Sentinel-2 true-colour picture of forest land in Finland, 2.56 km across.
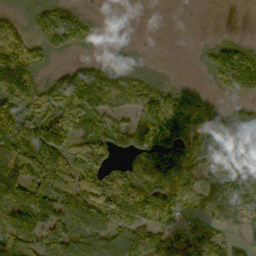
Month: October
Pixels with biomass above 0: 76%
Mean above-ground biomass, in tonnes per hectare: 96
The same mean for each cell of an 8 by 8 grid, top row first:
29 129 66 0 0 0 0 0
176 95 49 12 4 0 45 76
267 48 104 78 43 8 30 159
153 94 97 61 136 130 85 64
133 163 100 90 149 126 141 172
136 136 134 91 103 131 101 184
175 152 134 106 128 102 103 86
160 105 101 105 95 97 98 38
